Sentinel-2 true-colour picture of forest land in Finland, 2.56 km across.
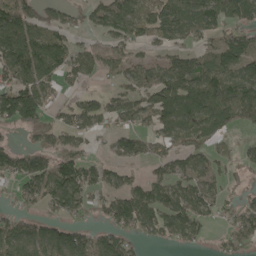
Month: May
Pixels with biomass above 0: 69%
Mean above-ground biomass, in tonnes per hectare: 81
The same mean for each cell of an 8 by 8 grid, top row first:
130 61 40 123 96 124 112 103
131 105 49 62 40 62 58 124
77 73 46 33 72 112 117 121
184 71 98 69 79 141 125 100
34 67 52 44 61 81 67 28
80 115 110 55 41 90 73 26
42 54 73 86 109 106 65 70
118 111 89 91 39 57 24 68
